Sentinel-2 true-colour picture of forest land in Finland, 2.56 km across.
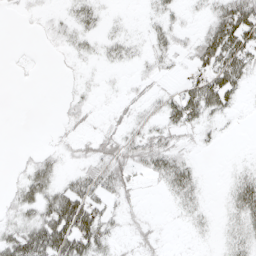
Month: April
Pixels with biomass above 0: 53%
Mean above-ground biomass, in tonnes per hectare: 17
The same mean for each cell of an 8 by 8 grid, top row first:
1 5 20 3 5 9 16 52
0 2 10 14 8 13 47 53
1 0 4 2 7 6 40 32
0 0 9 6 8 34 35 5
0 2 9 22 27 15 5 0
6 25 21 30 10 38 1 15
20 40 65 14 4 8 6 36
47 74 56 15 10 1 3 19
